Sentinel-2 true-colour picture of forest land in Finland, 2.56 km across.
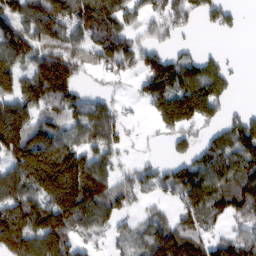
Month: February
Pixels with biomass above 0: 73%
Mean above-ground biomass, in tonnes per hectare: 107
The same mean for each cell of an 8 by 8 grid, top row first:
127 187 156 154 81 104 63 27
132 121 99 148 93 47 9 3
108 197 55 46 120 168 136 10
141 102 98 87 28 195 109 34
174 146 97 112 9 48 82 140
140 238 191 84 83 111 136 113
138 155 164 114 37 62 117 105
152 138 69 54 82 167 98 110
